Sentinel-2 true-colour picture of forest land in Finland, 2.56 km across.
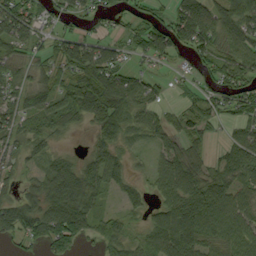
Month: September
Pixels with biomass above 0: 76%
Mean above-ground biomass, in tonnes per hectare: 52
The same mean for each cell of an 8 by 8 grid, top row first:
82 37 43 25 44 61 76 83
46 43 79 42 65 66 60 60
42 43 76 82 37 15 32 70
54 60 65 87 44 27 46 54
43 27 3 52 16 43 26 47
28 57 69 52 15 89 52 54
65 74 77 13 28 76 79 57
36 81 48 44 37 101 58 60
